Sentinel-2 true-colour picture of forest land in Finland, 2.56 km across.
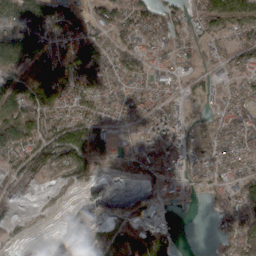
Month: March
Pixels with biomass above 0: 73%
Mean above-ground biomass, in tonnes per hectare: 72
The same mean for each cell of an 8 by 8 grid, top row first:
121 125 53 84 74 53 86 109
117 94 131 74 64 58 45 79
98 134 131 75 55 43 44 58
131 105 78 58 74 65 30 67
129 109 128 78 72 90 77 78
47 29 48 26 57 82 69 66
15 7 21 40 81 15 15 88
14 0 61 118 145 37 3 117
